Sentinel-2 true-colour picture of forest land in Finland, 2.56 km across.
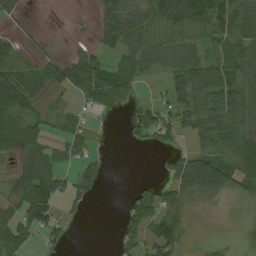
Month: August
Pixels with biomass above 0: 61%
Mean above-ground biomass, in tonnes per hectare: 41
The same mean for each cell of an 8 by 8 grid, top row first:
14 0 2 70 62 86 79 57
24 6 15 38 67 60 38 53
46 30 75 74 23 47 73 68
61 15 22 19 33 43 64 68
67 44 44 3 15 11 31 85
46 94 47 2 1 42 77 69
51 75 16 0 62 41 5 15
87 28 0 9 53 61 11 22
